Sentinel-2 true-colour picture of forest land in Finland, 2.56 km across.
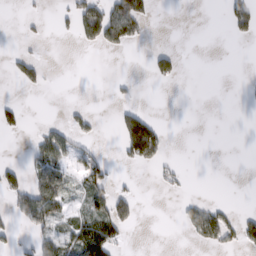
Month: February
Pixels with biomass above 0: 22%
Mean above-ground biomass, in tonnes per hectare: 21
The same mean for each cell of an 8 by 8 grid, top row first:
1 6 57 82 43 0 0 48
5 0 10 24 4 8 0 0
21 11 0 5 3 21 0 1
26 0 14 7 26 0 0 0
0 56 26 1 139 0 0 0
31 63 39 25 0 11 0 0
34 81 29 73 1 6 36 6
16 43 81 66 0 0 31 32
